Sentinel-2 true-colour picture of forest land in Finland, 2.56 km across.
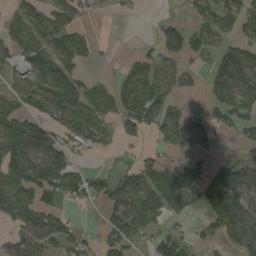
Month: August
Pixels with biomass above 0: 61%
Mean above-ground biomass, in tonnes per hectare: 76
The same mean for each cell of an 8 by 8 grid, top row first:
50 77 41 10 5 16 75 91
67 99 88 4 25 88 55 90
47 111 76 36 113 62 59 136
81 105 100 76 122 59 43 92
138 149 62 33 23 77 47 34
122 150 74 52 95 89 101 122
117 80 18 89 144 48 91 145
86 95 60 90 54 80 32 93
